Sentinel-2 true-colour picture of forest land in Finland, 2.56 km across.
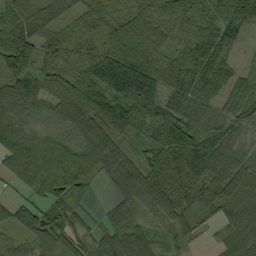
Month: September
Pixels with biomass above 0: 92%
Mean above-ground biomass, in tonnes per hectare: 77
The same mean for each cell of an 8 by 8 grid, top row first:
70 59 48 63 73 76 65 80
100 60 59 94 102 57 92 33
84 64 79 141 144 109 119 61
63 52 114 101 105 100 72 66
84 78 88 88 46 95 91 52
82 133 86 69 87 85 80 84
65 72 55 44 53 79 58 64
42 78 68 68 84 38 14 80
